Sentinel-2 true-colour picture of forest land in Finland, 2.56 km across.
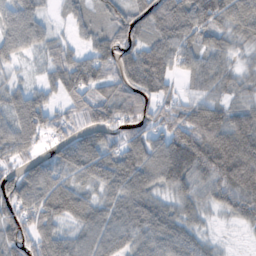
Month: October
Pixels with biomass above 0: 85%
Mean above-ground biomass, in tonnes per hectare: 66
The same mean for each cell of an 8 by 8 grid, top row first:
74 20 29 58 71 108 95 89
58 39 33 67 72 89 53 27
17 29 97 62 114 39 59 36
86 78 52 85 70 63 97 58
91 34 71 52 87 105 114 98
68 82 53 77 77 85 75 114
81 93 71 62 70 43 32 70
63 74 52 65 63 67 20 2
